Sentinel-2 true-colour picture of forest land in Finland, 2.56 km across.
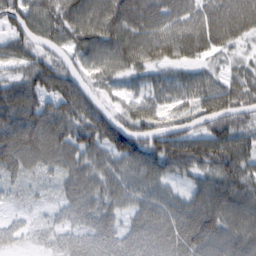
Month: February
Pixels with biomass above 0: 88%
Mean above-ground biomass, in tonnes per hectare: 76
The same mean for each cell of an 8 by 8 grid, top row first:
83 85 94 121 104 97 101 125
67 52 69 100 113 102 80 30
61 97 58 48 44 53 55 55
115 94 103 60 73 58 83 73
148 101 98 109 86 88 92 78
60 26 84 73 75 44 70 97
14 15 63 52 60 65 116 103
29 26 48 54 61 82 118 92
